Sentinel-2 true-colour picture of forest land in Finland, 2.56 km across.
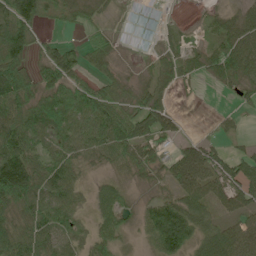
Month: June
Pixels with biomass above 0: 79%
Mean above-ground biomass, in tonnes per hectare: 52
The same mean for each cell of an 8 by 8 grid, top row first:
102 46 39 11 32 2 17 39
96 32 32 33 18 24 34 81
139 65 46 43 24 35 25 56
82 79 60 81 71 23 1 14
90 49 58 82 61 28 32 12
151 72 31 24 28 57 72 75
77 67 30 51 29 74 54 62
79 58 35 44 22 107 62 90
